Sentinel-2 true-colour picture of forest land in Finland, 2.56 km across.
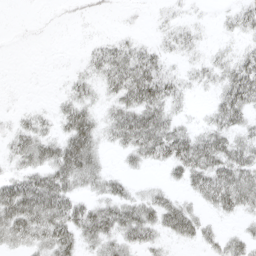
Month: April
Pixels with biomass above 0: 63%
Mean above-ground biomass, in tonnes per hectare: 23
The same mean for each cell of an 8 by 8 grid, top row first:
0 1 3 1 2 7 2 19
1 0 3 22 16 14 7 12
0 0 14 29 50 19 13 45
7 8 36 24 47 15 12 36
23 30 53 16 45 46 39 31
23 37 41 17 5 15 46 43
47 48 32 36 35 33 15 27
26 38 30 32 27 15 16 21
